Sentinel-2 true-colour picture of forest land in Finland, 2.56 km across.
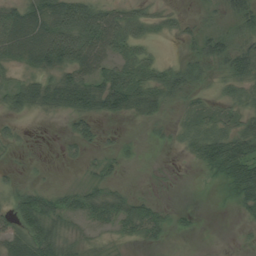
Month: August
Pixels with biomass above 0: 67%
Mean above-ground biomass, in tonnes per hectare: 34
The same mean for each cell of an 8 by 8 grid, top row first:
57 74 101 51 39 20 12 48
68 93 90 49 29 3 38 46
23 42 57 54 45 55 21 51
29 28 55 50 37 18 32 35
17 1 31 11 7 17 70 62
11 4 6 16 1 1 10 68
49 46 34 44 33 8 0 21
44 53 18 13 24 3 0 4
